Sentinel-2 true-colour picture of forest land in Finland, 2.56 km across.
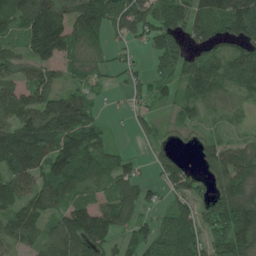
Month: June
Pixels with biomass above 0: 81%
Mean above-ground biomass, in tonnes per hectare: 96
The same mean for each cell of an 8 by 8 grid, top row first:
126 192 130 145 134 108 114 163
51 177 93 46 34 109 82 80
101 102 57 21 43 96 132 90
148 166 141 11 33 34 41 28
193 156 150 45 13 30 51 57
134 126 121 90 42 114 58 130
110 93 85 103 68 87 82 167
97 90 132 72 85 123 91 143
